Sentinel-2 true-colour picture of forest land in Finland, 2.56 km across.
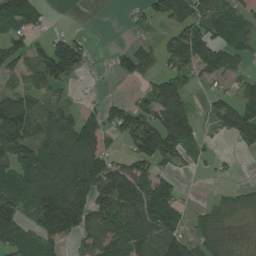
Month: July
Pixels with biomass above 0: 67%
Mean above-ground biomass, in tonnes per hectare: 80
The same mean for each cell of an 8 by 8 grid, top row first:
84 13 0 0 34 49 96 99
75 97 79 15 41 107 109 65
46 101 19 10 43 71 35 45
160 100 61 72 78 122 37 115
130 112 186 30 115 113 19 36
94 160 177 132 77 43 11 7
117 194 146 128 122 99 40 56
92 91 57 96 110 121 85 64
